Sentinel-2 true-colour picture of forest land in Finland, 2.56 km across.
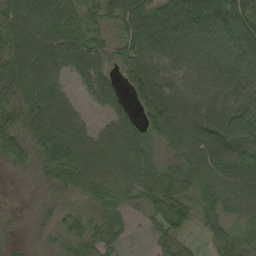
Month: September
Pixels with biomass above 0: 89%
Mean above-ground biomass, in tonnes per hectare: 64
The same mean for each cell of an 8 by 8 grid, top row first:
80 98 62 58 97 99 92 73
76 94 74 51 107 95 80 71
63 91 47 47 106 68 72 88
51 97 41 47 59 102 83 77
63 77 87 84 72 59 101 92
7 36 66 83 76 69 48 76
3 16 21 38 34 77 38 51
10 14 50 37 10 54 19 53
